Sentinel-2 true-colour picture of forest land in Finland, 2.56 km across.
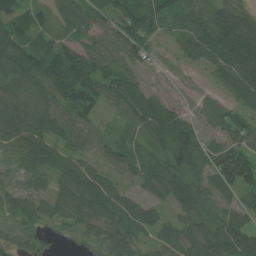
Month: July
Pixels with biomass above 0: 89%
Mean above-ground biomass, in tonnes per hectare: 66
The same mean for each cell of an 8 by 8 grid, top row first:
62 38 57 55 101 75 71 85
75 74 49 53 65 34 103 163
80 117 128 70 25 6 20 125
103 85 97 25 86 42 22 62
64 84 54 45 51 100 33 68
31 58 94 43 66 81 48 112
55 46 94 89 67 54 32 46
39 28 22 74 36 61 86 103
